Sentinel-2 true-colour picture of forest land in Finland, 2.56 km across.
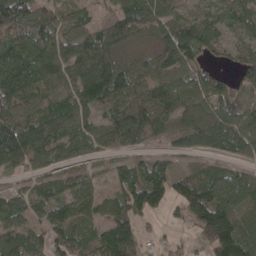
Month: April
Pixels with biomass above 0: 82%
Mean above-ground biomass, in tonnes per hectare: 82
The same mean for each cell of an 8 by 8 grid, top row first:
116 61 55 51 86 72 54 79
83 88 89 79 36 124 63 50
119 96 101 140 96 78 70 38
97 88 86 91 114 81 54 74
162 110 64 60 48 39 83 92
34 54 44 36 87 75 81 83
72 82 87 70 97 45 159 126
103 68 81 155 43 19 93 170
